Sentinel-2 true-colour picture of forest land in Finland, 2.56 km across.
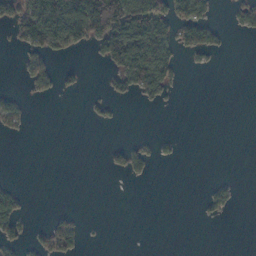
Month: November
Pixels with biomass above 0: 23%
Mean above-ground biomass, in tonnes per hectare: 24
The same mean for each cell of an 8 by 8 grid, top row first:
53 107 119 141 114 61 30 25
10 62 25 97 127 59 40 0
3 33 11 23 102 32 0 0
32 0 1 9 2 1 0 0
0 0 0 11 13 8 0 0
0 0 0 8 13 0 1 2
40 2 2 0 0 0 17 4
26 47 32 0 0 0 0 0
